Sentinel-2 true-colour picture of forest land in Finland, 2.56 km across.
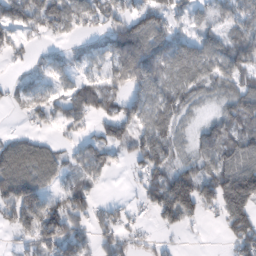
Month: February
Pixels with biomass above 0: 72%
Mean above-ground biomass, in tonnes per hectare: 69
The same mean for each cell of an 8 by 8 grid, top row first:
117 121 71 70 86 56 49 90
32 13 27 79 114 80 80 106
18 36 57 64 94 64 65 66
17 52 65 72 89 72 20 96
63 38 38 76 88 65 85 96
127 64 44 17 64 109 89 154
124 103 67 40 30 146 59 165
24 85 70 53 23 10 2 94
